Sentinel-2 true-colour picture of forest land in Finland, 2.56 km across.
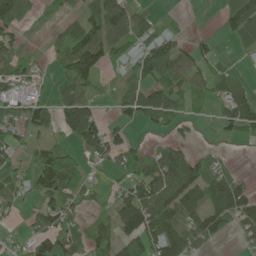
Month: June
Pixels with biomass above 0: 65%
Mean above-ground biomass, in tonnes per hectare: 64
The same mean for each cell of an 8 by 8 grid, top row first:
72 15 45 104 36 13 0 110
46 25 133 80 69 68 35 28
58 20 98 16 86 66 53 40
49 73 111 19 95 57 15 99
44 49 61 74 25 51 6 22
41 152 89 24 100 130 87 29
25 73 43 60 156 106 117 111
16 87 56 77 139 123 62 15
